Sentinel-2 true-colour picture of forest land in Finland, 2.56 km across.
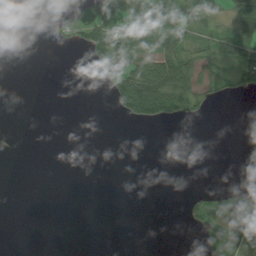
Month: August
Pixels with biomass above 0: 28%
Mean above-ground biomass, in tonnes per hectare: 20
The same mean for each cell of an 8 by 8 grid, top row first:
0 2 23 65 77 26 35 62
0 1 16 62 42 49 23 61
0 0 0 40 107 98 28 29
0 0 0 9 72 41 8 0
0 0 0 0 0 0 0 3
0 0 0 0 0 0 0 2
0 0 0 0 0 0 56 105
0 0 0 0 0 0 47 90
